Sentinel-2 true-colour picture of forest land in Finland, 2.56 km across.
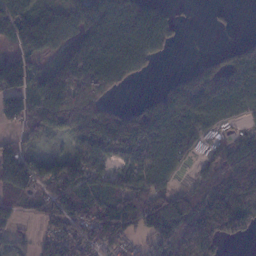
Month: January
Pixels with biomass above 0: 76%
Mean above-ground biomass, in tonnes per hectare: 87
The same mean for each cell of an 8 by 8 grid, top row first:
107 91 111 133 133 32 5 2
51 77 93 148 149 27 3 56
150 71 105 132 23 36 116 102
110 118 137 95 92 125 90 54
49 22 67 110 120 99 42 58
143 107 133 64 85 35 38 114
40 77 116 174 158 149 115 87
37 57 89 91 50 124 96 21
